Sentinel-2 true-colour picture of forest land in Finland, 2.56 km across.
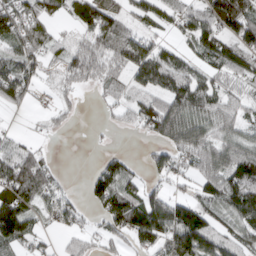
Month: March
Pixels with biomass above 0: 74%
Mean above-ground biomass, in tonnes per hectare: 66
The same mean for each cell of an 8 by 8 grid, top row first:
82 55 79 76 52 57 89 144
56 47 47 75 93 39 81 91
102 21 59 55 83 110 55 66
18 20 14 20 74 125 81 54
38 8 0 4 13 96 95 88
82 47 1 95 34 52 81 107
116 45 34 115 123 99 80 106
88 17 28 36 78 116 106 67
